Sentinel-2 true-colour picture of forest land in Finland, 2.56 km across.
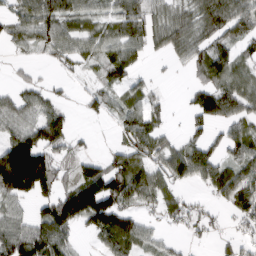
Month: March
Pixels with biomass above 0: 69%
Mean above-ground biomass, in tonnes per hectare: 69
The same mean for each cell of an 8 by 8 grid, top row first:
64 101 76 65 91 64 111 95
31 61 55 69 66 62 78 53
19 19 20 63 28 5 67 69
76 68 14 41 80 4 103 71
132 119 22 24 95 41 74 81
219 107 75 118 78 83 72 82
41 95 156 148 48 61 28 73
102 134 20 91 54 18 17 45
